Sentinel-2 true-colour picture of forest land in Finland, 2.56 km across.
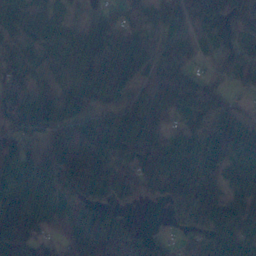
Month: November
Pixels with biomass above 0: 88%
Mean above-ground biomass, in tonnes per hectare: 121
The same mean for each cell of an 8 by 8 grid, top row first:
74 60 21 69 83 103 151 88
44 48 148 180 125 90 81 74
60 42 129 237 95 144 47 61
135 149 128 117 215 153 153 65
93 105 209 179 207 182 188 212
97 150 199 110 84 220 141 100
195 130 134 78 6 120 162 106
163 55 165 215 104 41 109 130
